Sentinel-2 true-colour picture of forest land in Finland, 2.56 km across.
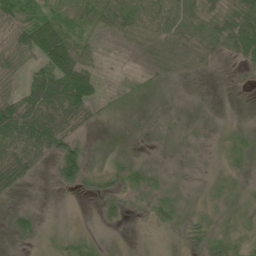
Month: June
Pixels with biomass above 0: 62%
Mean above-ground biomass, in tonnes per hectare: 27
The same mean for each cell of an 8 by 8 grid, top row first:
41 38 34 51 44 50 48 65
59 108 45 4 25 36 36 51
23 80 96 7 20 11 2 2
79 71 50 15 5 3 1 0
64 65 24 1 2 3 3 15
46 6 43 23 22 4 4 9
13 0 0 17 10 24 8 9
16 6 16 3 1 4 26 18
